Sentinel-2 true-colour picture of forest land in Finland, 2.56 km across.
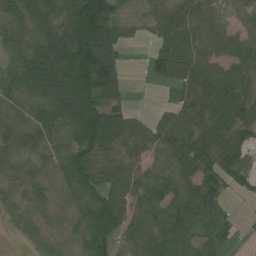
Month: July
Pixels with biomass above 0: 85%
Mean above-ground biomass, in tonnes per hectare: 64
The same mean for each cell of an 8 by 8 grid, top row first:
60 75 134 82 29 53 76 41
56 103 134 83 14 102 66 63
70 122 129 75 13 67 87 73
43 80 103 91 14 52 71 80
31 49 73 80 53 77 80 58
35 64 85 58 58 58 66 55
41 37 63 101 69 77 62 3
11 38 40 66 67 76 42 8
